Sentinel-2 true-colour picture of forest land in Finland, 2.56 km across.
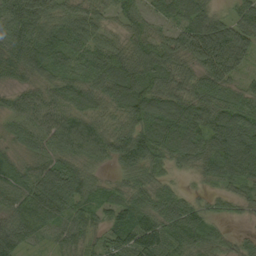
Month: September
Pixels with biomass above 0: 94%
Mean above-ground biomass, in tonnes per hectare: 72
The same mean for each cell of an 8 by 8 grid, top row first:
101 77 74 44 52 66 65 62
82 90 76 59 66 68 116 79
27 56 66 98 85 67 79 40
62 71 70 52 108 105 86 90
49 64 87 74 102 109 90 100
79 94 87 28 66 20 46 80
76 118 62 63 78 75 40 28
93 37 59 67 111 85 63 27
